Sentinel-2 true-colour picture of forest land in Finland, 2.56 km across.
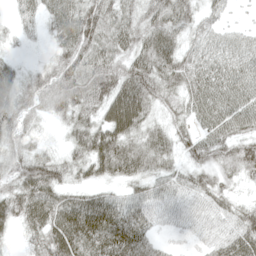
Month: May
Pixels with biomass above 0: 91%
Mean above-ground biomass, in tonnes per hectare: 55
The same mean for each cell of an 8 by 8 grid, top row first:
24 41 77 62 51 65 34 11
12 17 77 64 67 58 62 55
46 54 80 76 80 59 77 67
46 30 51 93 68 37 80 82
37 15 61 86 57 41 55 53
55 68 35 47 50 43 37 36
61 78 88 72 53 43 47 35
14 78 96 93 56 14 38 67
